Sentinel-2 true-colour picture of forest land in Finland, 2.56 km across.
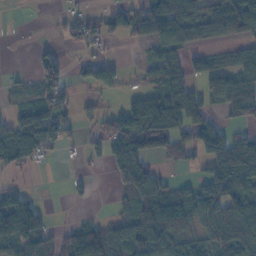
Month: November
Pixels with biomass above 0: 59%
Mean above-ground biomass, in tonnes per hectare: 60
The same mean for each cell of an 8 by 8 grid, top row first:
0 4 45 53 112 127 76 91
0 21 35 9 24 78 29 40
14 70 24 39 26 83 59 83
36 80 20 41 122 123 52 57
96 82 19 74 86 66 117 70
17 0 13 40 100 14 70 109
112 19 6 15 74 114 92 84
83 44 109 81 90 102 60 85
